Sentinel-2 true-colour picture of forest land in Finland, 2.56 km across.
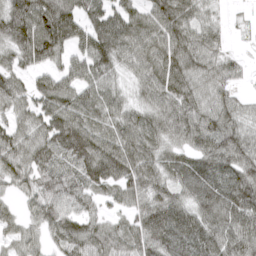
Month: April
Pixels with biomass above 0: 90%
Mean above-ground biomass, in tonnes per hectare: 83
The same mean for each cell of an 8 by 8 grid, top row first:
135 124 97 95 82 107 41 6
103 132 77 126 101 109 79 7
70 76 87 51 76 105 79 29
63 100 89 67 62 101 85 57
90 97 121 98 90 58 82 92
84 77 87 94 103 64 74 89
36 87 69 34 74 93 92 101
59 56 103 80 88 93 95 100
